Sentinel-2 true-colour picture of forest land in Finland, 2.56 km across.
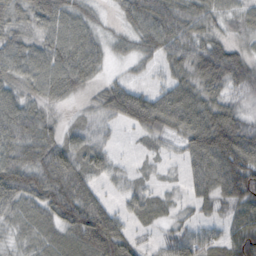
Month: October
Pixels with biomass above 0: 88%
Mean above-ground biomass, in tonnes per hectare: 50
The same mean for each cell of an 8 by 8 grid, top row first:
38 63 48 14 69 62 44 32
54 54 61 23 38 59 62 28
44 58 47 22 18 45 75 64
73 23 14 50 86 85 77 42
64 54 42 17 13 25 113 104
84 76 61 27 13 8 73 88
45 59 83 31 38 20 24 57
23 36 64 77 15 47 50 70
